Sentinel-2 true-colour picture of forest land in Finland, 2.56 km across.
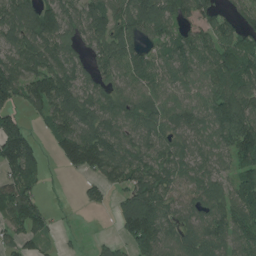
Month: July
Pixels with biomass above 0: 80%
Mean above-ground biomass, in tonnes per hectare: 92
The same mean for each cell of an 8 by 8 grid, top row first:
137 120 93 102 143 99 86 74
104 103 54 116 89 90 85 139
140 156 82 76 92 76 73 117
75 107 121 87 85 81 86 137
180 32 174 111 81 75 74 150
103 24 47 102 106 85 76 81
121 45 16 29 154 75 93 118
51 33 9 20 133 77 94 90
